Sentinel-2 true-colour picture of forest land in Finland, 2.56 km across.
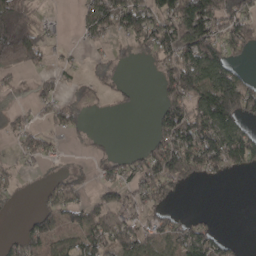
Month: April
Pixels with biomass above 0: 53%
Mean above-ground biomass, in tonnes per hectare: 68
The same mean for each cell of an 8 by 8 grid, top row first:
147 11 38 130 109 149 162 106
178 40 16 22 68 127 123 73
16 29 15 40 0 135 126 86
24 35 29 10 4 107 188 148
30 49 11 7 16 140 169 132
27 17 27 42 90 127 69 15
10 62 69 42 59 27 0 0
44 92 75 98 80 98 105 11
